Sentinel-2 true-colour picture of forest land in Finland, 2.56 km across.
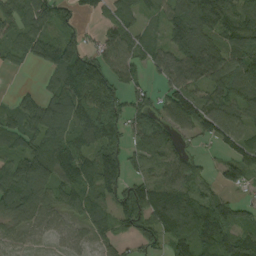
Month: September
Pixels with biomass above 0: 83%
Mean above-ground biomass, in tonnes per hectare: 91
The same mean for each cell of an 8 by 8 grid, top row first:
91 96 60 74 50 118 200 104
50 91 106 98 53 92 108 102
1 44 205 123 35 71 102 121
65 130 118 130 76 115 96 78
60 124 85 119 84 64 33 89
137 137 127 139 55 89 36 83
112 68 66 69 127 154 108 61
45 25 30 54 78 109 129 108
